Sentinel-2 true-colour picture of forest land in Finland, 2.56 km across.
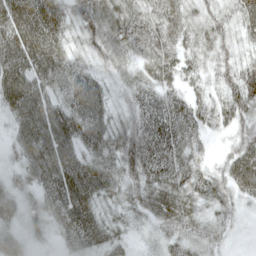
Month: May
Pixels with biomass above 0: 95%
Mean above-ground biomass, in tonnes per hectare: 51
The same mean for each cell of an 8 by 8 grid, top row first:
80 83 53 61 57 64 38 46
83 81 30 58 56 58 41 28
88 57 57 31 45 47 29 65
66 67 71 34 59 62 48 62
38 78 58 52 70 65 13 51
21 66 84 49 63 59 40 81
31 44 86 28 44 63 31 20
35 15 58 41 12 41 33 4
